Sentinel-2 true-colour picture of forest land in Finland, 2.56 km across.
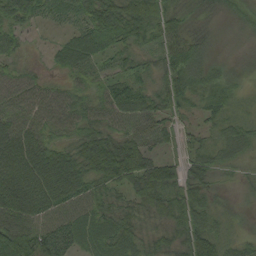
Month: August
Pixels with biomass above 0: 93%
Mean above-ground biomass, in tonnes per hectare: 49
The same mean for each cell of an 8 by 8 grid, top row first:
46 22 33 69 67 38 24 22
30 15 61 39 34 52 34 15
44 23 33 38 32 71 47 15
54 54 48 59 54 40 35 15
79 53 55 70 50 28 34 50
90 94 79 73 75 64 50 18
90 65 56 45 46 70 44 11
100 87 62 65 36 52 75 26
